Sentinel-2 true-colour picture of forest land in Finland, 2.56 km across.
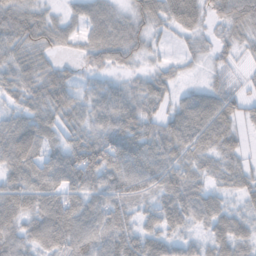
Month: November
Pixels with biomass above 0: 89%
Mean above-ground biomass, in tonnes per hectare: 54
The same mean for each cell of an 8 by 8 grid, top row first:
59 31 38 47 49 69 38 71
57 41 25 68 36 10 19 27
56 65 29 30 34 28 19 14
43 64 51 81 56 50 83 39
90 49 73 108 78 76 57 26
61 73 90 86 87 72 30 37
69 75 71 73 31 66 61 26
69 74 84 73 60 41 42 53
